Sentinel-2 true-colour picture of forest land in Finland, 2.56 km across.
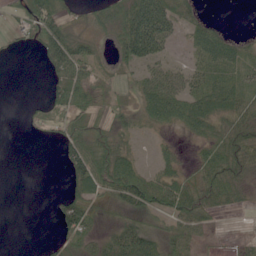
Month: June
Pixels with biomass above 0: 61%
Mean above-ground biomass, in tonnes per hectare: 37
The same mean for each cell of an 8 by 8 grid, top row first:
25 63 14 51 119 57 12 0
11 55 48 27 108 12 69 30
0 21 52 16 40 46 63 43
0 27 42 22 36 61 60 54
0 8 57 48 3 12 43 49
0 0 64 87 51 37 52 35
0 3 74 29 57 62 43 16
0 8 51 48 69 33 11 7
